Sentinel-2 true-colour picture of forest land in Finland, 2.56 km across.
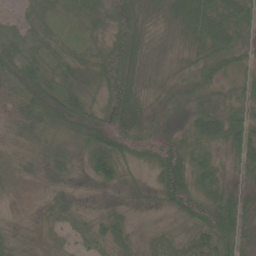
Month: June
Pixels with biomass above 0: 90%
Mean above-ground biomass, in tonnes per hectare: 37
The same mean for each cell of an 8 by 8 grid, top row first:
13 33 37 39 28 47 73 55
47 32 23 41 27 22 44 37
52 53 38 49 21 22 34 26
37 69 53 50 34 23 60 50
30 41 39 58 30 42 45 78
28 23 13 43 16 69 48 27
5 19 14 16 11 36 52 64
17 13 13 42 16 31 50 52
